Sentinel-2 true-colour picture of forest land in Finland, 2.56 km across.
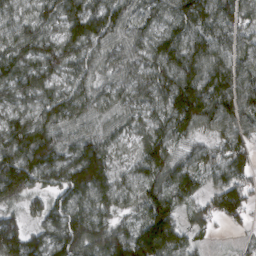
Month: March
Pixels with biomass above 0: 95%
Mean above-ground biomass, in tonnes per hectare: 94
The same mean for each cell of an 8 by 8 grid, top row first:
70 76 121 106 64 89 104 88
95 90 98 73 74 96 94 65
106 89 84 66 86 126 127 102
84 103 90 71 77 146 126 109
130 119 97 61 82 79 57 80
179 99 182 101 95 107 66 73
53 72 107 78 84 76 60 105
130 102 147 124 147 114 21 16
